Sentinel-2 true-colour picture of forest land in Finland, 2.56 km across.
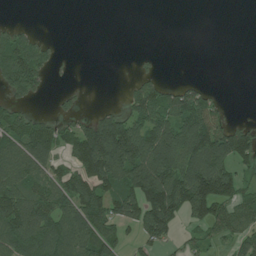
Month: July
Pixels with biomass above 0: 53%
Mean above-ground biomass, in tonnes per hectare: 75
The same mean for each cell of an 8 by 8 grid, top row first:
0 0 0 0 0 0 0 0
106 33 0 0 2 0 0 0
127 36 1 1 42 11 6 0
57 11 22 47 113 126 96 1
110 100 144 236 179 178 179 141
110 81 102 135 183 164 199 70
134 107 127 99 158 145 159 93
104 106 121 96 64 37 43 64
